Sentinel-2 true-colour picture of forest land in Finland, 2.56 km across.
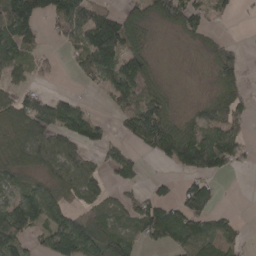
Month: April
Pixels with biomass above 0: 63%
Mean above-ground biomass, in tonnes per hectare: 63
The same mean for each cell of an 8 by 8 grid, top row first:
121 80 89 58 56 81 45 10
85 15 58 108 45 3 26 18
42 13 19 82 81 2 13 53
89 102 72 25 100 29 59 65
102 90 68 31 67 133 115 58
61 51 77 37 22 32 101 7
100 128 56 58 81 65 76 3
77 75 176 96 48 84 73 38
